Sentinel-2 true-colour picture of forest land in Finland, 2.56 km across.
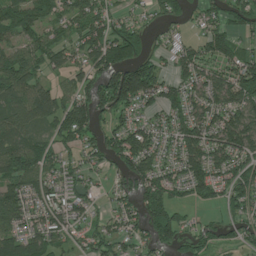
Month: July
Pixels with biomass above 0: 76%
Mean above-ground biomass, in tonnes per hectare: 75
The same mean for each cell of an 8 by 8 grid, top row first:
89 60 87 53 28 45 53 73
67 73 65 122 54 48 90 69
103 44 62 131 149 69 83 123
86 93 95 84 51 75 79 93
85 54 71 75 100 79 96 102
104 73 61 32 104 63 92 87
91 78 56 39 79 67 31 61
81 73 34 74 50 75 74 53
